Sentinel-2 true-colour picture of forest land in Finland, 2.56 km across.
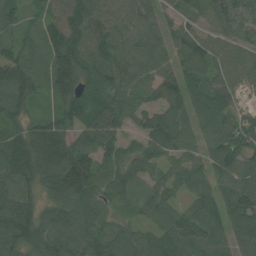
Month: July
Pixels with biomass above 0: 93%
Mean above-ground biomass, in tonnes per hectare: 85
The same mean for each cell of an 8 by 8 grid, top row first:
54 66 119 76 64 43 68 87
72 99 113 93 88 61 93 82
103 84 89 86 73 92 87 74
79 38 80 90 79 80 88 57
92 137 75 72 65 92 74 105
110 101 163 78 70 67 76 107
124 73 106 44 65 62 83 119
100 105 103 100 80 101 85 71
